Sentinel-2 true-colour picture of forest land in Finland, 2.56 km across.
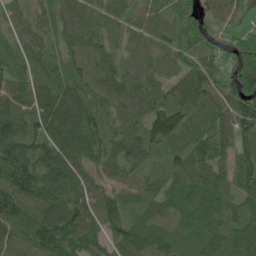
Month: June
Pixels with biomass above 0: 96%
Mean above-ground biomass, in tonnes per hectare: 80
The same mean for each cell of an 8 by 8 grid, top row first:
42 58 69 53 54 85 56 47
65 61 54 44 54 69 50 78
83 86 69 63 59 68 88 127
104 99 96 50 59 91 67 102
132 108 97 75 89 60 95 72
147 155 95 63 40 69 73 83
124 119 109 77 41 58 83 56
101 129 142 76 82 57 76 81
